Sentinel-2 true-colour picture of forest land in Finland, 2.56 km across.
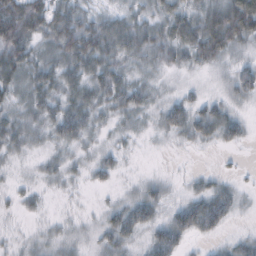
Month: October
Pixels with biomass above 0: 83%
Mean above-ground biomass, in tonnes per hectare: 32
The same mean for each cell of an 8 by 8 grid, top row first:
107 71 50 34 31 46 50 93
79 35 75 49 48 45 62 33
49 41 44 42 25 11 11 40
30 34 49 28 27 45 38 16
29 23 28 15 6 11 16 17
9 18 13 20 10 6 16 7
13 7 5 22 49 32 66 15
10 18 16 36 25 43 13 19
